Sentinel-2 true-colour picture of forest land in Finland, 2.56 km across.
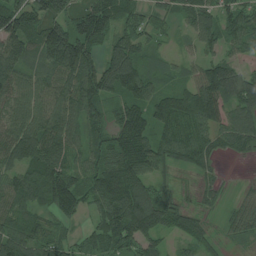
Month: July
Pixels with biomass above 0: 87%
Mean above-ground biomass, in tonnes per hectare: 83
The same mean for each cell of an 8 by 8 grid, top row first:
128 96 76 95 45 40 68 91
114 145 138 81 63 17 54 56
90 76 120 124 94 46 137 90
79 97 100 64 107 149 136 105
111 90 62 87 106 97 71 68
81 123 73 127 107 18 25 2
80 67 70 129 158 60 18 36
96 71 43 109 99 35 34 24
